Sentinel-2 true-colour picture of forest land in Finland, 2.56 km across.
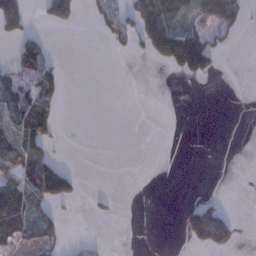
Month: January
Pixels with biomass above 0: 26%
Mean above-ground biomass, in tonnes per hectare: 38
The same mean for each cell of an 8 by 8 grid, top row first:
126 74 38 78 120 102 97 53
44 42 0 19 42 194 128 5
67 97 0 0 0 11 28 0
87 88 0 0 0 0 0 0
102 56 0 0 0 0 0 0
90 140 17 0 0 0 0 0
97 44 2 8 0 5 71 0
64 47 8 2 0 1 128 24
